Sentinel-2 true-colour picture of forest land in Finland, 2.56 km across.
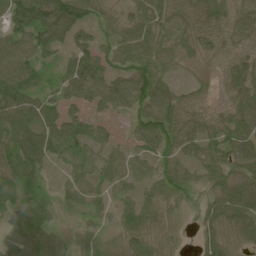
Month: June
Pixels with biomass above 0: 85%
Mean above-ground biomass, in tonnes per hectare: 54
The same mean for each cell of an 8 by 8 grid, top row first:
76 109 72 31 61 58 62 47
69 62 53 55 75 52 35 33
90 28 80 60 91 24 13 50
91 70 38 33 71 63 26 49
82 89 65 33 42 61 53 63
66 18 47 45 37 60 45 64
61 35 27 33 57 41 44 95
87 66 31 34 57 29 42 44
